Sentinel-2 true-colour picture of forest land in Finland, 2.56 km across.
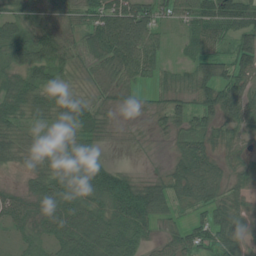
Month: July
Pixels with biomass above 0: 87%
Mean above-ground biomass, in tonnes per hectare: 57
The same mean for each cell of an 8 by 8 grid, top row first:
53 26 40 95 89 55 80 79
66 79 49 97 96 10 53 74
46 64 12 37 34 37 71 70
52 50 57 18 16 45 62 90
48 33 60 5 5 34 52 39
8 69 99 84 26 67 95 41
59 73 74 89 111 44 62 61
29 53 82 91 47 53 70 74
